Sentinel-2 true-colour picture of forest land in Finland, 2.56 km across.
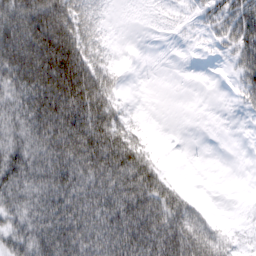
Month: March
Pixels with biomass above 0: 69%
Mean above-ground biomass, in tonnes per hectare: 66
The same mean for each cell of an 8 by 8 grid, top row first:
103 119 77 11 7 12 35 87
131 143 98 16 0 1 8 72
104 145 128 46 0 0 0 36
77 135 135 74 5 0 0 10
73 106 132 121 39 0 0 0
92 105 108 113 104 10 0 0
65 94 118 113 120 90 15 2
65 108 125 118 132 125 98 18
